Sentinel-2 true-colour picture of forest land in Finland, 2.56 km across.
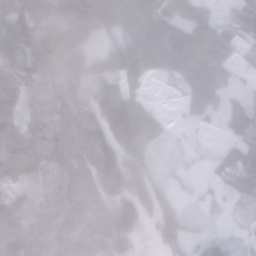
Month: January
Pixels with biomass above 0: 88%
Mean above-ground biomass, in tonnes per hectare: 73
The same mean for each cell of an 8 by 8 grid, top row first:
98 122 149 96 111 73 53 76
94 139 84 49 86 75 94 40
91 93 67 69 29 30 75 14
69 74 73 114 45 17 45 47
105 108 90 125 67 6 4 57
64 51 72 156 102 22 14 62
75 61 77 91 110 75 17 18
105 94 90 125 24 107 56 24
